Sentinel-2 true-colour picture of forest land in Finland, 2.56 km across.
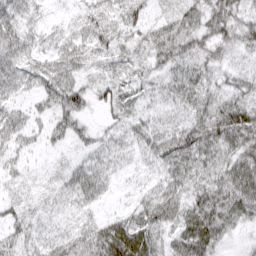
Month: March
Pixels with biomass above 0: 92%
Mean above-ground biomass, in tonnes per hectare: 41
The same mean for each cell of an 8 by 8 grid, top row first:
52 18 32 48 39 33 51 40
61 37 50 44 37 50 42 37
54 58 36 35 29 40 37 31
37 39 46 41 29 29 49 60
36 21 24 33 45 66 61 60
20 12 50 27 20 49 42 65
27 21 28 12 49 64 69 55
37 29 52 74 59 38 62 15
